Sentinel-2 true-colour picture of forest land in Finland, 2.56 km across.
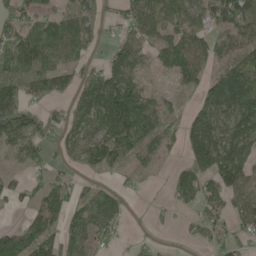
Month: May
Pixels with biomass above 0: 70%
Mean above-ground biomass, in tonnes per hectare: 71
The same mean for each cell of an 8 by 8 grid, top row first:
55 52 59 17 82 55 61 115
94 135 58 29 45 88 71 93
109 111 59 117 51 44 72 140
120 41 69 188 131 38 108 136
77 51 76 113 67 28 145 108
20 35 22 31 10 51 103 130
17 85 69 78 2 23 52 61
142 106 68 31 7 4 34 24
